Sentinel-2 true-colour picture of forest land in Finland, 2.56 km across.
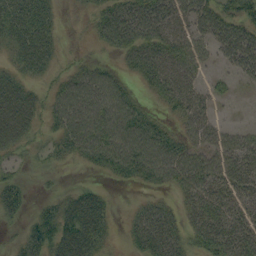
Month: September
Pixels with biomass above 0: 76%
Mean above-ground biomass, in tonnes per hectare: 41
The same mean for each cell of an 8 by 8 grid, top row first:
65 38 10 66 77 56 58 46
42 41 6 33 67 61 36 74
46 20 50 36 27 58 17 17
100 34 63 64 25 26 29 3
54 18 48 62 67 40 42 41
18 9 2 18 34 47 51 45
29 23 76 19 24 20 41 31
15 47 88 21 46 43 42 45
